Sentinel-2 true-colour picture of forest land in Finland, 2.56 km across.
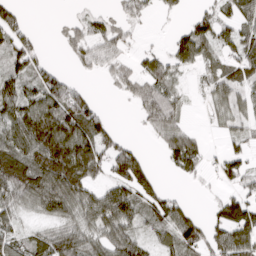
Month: March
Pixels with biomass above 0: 67%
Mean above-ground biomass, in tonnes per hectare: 58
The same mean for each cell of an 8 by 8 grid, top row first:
45 1 19 28 21 12 53 63
60 7 53 46 14 51 52 72
71 70 15 32 76 34 33 63
85 116 123 13 53 53 18 40
81 153 130 72 12 75 15 26
89 142 120 69 91 18 13 52
56 79 86 115 65 63 13 102
45 60 72 79 42 76 66 49
